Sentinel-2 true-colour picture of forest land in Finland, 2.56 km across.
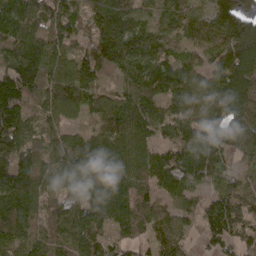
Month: April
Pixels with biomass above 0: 94%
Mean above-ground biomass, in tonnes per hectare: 107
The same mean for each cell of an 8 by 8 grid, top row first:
132 132 61 190 60 88 83 108
137 138 76 184 123 60 97 153
176 109 141 41 123 120 87 151
160 68 81 114 96 85 108 148
132 69 76 123 80 84 121 111
138 97 118 149 90 97 86 77
134 73 135 150 96 70 89 133
110 89 114 66 59 75 64 84
